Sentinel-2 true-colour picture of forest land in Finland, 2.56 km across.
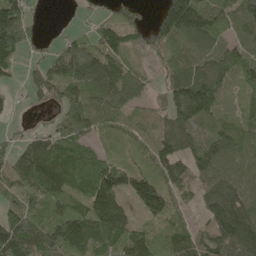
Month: May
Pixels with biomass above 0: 83%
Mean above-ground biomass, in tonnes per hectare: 84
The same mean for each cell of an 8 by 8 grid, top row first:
141 3 14 67 30 168 102 99
110 26 76 85 43 82 89 76
18 96 113 120 39 100 124 61
9 15 103 71 44 91 76 56
48 82 88 19 58 105 68 85
87 143 114 124 97 80 82 85
57 97 113 146 84 45 81 107
139 123 147 127 96 71 71 146
